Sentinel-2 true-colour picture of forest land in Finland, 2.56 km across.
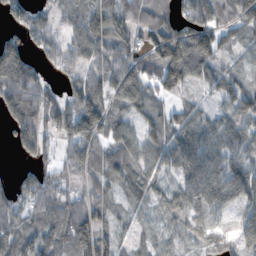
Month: November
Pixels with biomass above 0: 82%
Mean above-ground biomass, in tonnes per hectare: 85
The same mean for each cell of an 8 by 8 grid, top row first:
64 51 106 131 89 94 86 100
101 63 92 105 69 138 124 30
152 41 76 96 92 96 58 51
152 104 163 87 67 59 39 101
60 65 118 85 82 85 104 80
40 69 63 84 83 45 125 111
65 94 112 65 39 82 97 70
102 101 166 80 34 41 63 60
